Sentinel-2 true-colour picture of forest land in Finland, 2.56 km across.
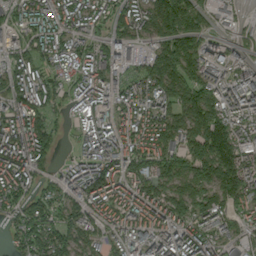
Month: September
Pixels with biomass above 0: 88%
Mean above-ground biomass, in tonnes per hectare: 118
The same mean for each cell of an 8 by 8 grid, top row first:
97 115 105 97 120 226 68 31
92 111 87 88 42 170 89 56
119 90 87 109 104 163 133 109
126 116 69 94 133 136 188 129
155 129 51 126 136 130 225 158
154 68 129 147 137 146 138 212
98 104 107 111 135 123 141 102
88 144 116 81 137 135 122 68
